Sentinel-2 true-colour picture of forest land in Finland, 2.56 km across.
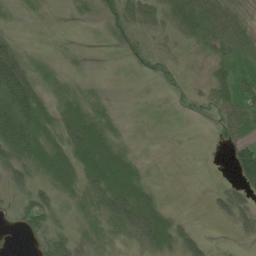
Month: June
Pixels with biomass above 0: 70%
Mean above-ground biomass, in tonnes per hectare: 41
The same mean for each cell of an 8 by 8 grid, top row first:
12 7 19 49 65 78 84 31
44 5 9 16 32 20 47 46
125 28 16 1 10 4 34 70
123 53 68 20 1 5 21 74
98 79 103 66 1 0 0 52
43 64 73 124 30 0 0 59
28 63 32 95 97 7 10 44
5 54 32 28 59 51 19 9
